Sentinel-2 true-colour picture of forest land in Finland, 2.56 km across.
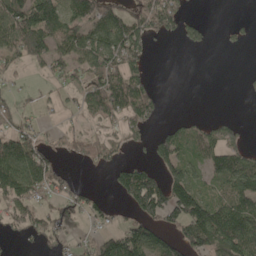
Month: May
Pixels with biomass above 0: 54%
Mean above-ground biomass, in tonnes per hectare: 77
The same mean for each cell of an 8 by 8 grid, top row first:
128 159 107 97 113 98 4 5
102 119 116 125 66 8 20 10
20 40 57 127 63 0 0 6
58 16 52 104 103 3 4 1
121 55 73 56 31 115 99 61
142 113 12 39 114 110 63 119
90 68 80 28 142 166 153 118
23 67 38 120 139 76 172 178
